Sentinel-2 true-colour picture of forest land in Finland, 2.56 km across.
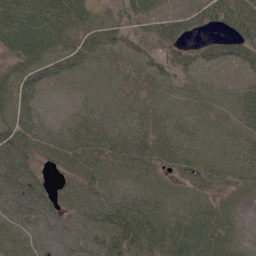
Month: June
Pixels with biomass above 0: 84%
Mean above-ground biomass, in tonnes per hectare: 33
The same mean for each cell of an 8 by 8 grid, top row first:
50 50 35 24 36 45 48 73
35 40 44 31 25 40 30 58
35 49 11 5 10 20 9 15
56 13 25 15 20 17 9 31
79 29 37 32 41 53 13 26
62 21 31 18 19 20 22 26
52 40 29 61 47 23 32 10
19 15 17 56 56 59 68 15
